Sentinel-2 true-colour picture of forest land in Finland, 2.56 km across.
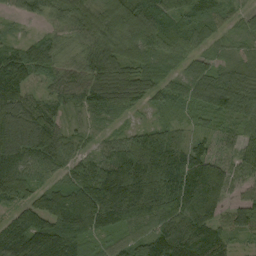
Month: September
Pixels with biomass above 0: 95%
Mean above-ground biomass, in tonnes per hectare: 90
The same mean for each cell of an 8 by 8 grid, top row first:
32 44 80 109 117 94 78 61
44 86 62 103 114 71 61 25
51 53 67 92 100 77 101 59
110 78 39 80 41 37 77 77
114 103 50 55 133 51 52 56
130 55 87 102 197 137 172 47
91 132 166 180 160 140 162 52
154 169 99 52 85 116 91 22
